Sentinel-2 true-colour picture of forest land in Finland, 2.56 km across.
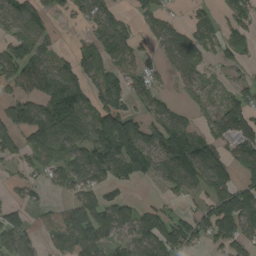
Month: August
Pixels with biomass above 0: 68%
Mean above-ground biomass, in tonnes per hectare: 78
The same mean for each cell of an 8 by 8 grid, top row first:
105 47 48 64 50 25 33 72
105 59 37 69 37 87 29 49
105 115 93 74 71 34 23 37
94 136 113 149 64 51 47 110
83 115 92 138 114 151 86 110
35 48 87 80 57 108 120 72
57 41 89 83 47 28 97 162
88 45 112 71 102 97 65 94
